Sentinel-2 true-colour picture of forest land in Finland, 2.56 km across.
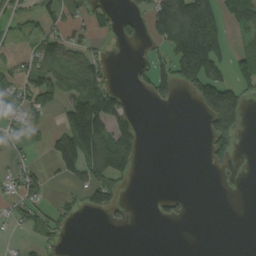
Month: August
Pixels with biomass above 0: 38%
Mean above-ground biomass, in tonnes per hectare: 54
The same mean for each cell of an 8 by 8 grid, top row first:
36 51 38 23 37 205 139 108
18 81 45 6 15 131 189 32
54 104 96 23 34 122 146 75
63 64 185 141 0 4 125 118
15 40 207 127 18 0 55 18
35 35 58 96 0 0 4 1
31 35 31 49 0 29 0 0
6 37 0 0 0 0 0 0
